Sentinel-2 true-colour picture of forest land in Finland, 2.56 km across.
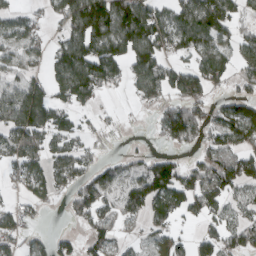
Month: March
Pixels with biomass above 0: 64%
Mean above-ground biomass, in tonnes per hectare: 78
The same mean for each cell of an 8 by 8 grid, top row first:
47 32 156 183 119 85 148 60
61 50 140 127 138 71 86 82
48 77 170 64 118 92 98 50
123 110 44 12 10 113 59 115
86 65 52 23 5 54 66 91
48 87 74 74 111 97 107 125
38 21 79 71 85 76 96 60
54 38 38 55 34 58 72 79
